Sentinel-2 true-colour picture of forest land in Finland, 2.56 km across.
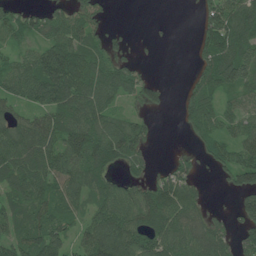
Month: June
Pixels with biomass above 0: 73%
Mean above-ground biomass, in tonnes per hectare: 70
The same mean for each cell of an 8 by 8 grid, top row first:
55 63 67 11 0 0 69 106
40 80 90 48 4 1 89 105
85 129 119 104 49 0 83 98
42 84 105 66 36 14 86 66
100 86 120 105 50 2 56 75
87 95 103 57 44 63 10 87
68 89 56 103 106 106 27 53
79 105 51 138 94 104 122 65
